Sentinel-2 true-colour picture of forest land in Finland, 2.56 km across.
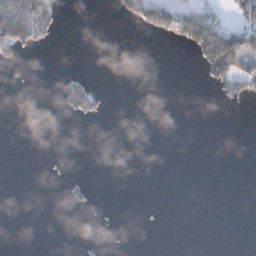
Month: December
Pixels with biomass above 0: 12%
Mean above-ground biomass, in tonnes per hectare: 20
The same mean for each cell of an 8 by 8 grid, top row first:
160 94 0 9 87 97 62 51
78 18 0 0 0 11 139 134
2 0 36 0 0 0 52 105
0 0 75 3 0 0 0 4
0 0 0 0 0 0 0 0
0 3 6 0 0 0 0 0
0 0 15 0 1 0 0 0
0 0 5 0 0 0 0 0
